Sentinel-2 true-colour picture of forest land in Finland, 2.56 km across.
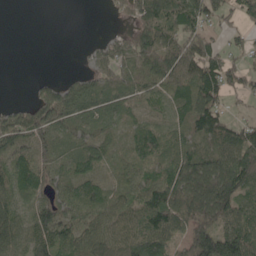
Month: May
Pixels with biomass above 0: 78%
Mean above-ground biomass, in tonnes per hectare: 77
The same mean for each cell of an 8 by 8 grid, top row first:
0 0 0 18 99 88 85 65
0 0 5 71 113 95 69 35
0 30 48 73 87 112 121 53
65 140 61 45 52 68 112 17
97 108 82 60 83 63 81 104
101 87 77 39 80 102 116 122
71 101 116 79 113 124 125 105
74 93 98 86 119 68 160 153
